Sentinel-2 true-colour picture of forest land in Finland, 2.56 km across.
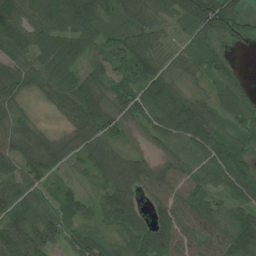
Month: July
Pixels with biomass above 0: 90%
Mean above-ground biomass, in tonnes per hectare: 69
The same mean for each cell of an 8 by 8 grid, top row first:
99 97 121 42 63 58 150 60
62 81 61 47 71 23 43 6
74 72 72 70 86 37 48 54
61 15 90 60 60 99 78 89
76 70 58 50 18 74 95 61
87 63 31 66 70 70 69 96
62 40 67 88 47 88 85 68
96 68 75 45 98 87 76 115
